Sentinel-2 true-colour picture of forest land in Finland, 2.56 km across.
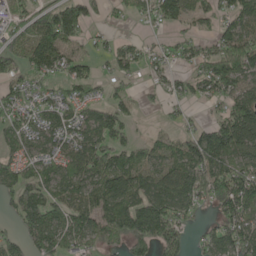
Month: May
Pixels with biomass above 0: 74%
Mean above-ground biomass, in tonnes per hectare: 90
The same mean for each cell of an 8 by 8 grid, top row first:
69 131 156 19 41 99 58 108
87 134 42 40 39 56 53 147
63 65 91 55 28 49 136 97
82 69 73 90 15 21 15 133
78 72 105 115 42 60 162 155
86 87 118 159 93 127 146 139
89 118 106 145 135 110 36 136
62 117 95 92 140 86 56 118
